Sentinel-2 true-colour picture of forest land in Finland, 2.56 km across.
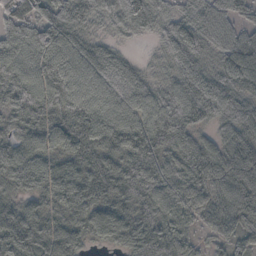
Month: October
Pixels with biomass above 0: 95%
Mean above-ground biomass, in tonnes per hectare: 80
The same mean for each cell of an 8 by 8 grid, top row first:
90 76 72 72 116 59 66 47
87 99 70 38 5 118 70 91
100 90 82 86 49 83 96 87
78 90 119 87 82 120 109 100
61 63 99 98 124 85 66 64
77 83 79 88 113 70 77 70
65 76 92 81 67 52 46 64
129 90 60 68 113 72 23 44
